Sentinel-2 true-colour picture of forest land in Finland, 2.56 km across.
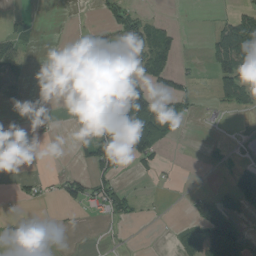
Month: August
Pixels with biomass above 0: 33%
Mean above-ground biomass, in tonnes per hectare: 39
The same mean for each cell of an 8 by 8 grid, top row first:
9 0 0 38 26 2 2 58
47 0 29 75 69 28 33 127
48 0 22 91 97 39 10 109
10 16 39 133 135 64 4 30
2 8 40 136 103 11 19 24
9 10 31 45 13 4 1 73
2 3 21 58 6 0 89 72
0 0 0 2 0 24 166 143
